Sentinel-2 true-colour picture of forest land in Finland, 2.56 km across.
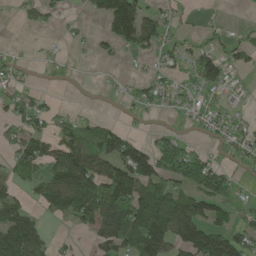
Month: May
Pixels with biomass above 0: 53%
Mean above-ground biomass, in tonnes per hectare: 62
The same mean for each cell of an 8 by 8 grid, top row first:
10 27 8 143 89 18 7 0
4 8 7 36 57 38 42 40
30 8 4 9 31 36 87 16
33 36 11 2 26 26 41 22
52 70 105 103 51 77 23 50
52 73 161 127 121 114 116 18
83 60 136 150 188 152 84 38
140 36 10 98 197 115 137 77
